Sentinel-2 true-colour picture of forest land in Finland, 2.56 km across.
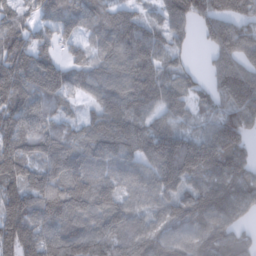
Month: February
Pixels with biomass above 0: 91%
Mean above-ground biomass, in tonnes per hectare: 108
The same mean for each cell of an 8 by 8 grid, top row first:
65 69 89 79 47 99 106 97
107 70 63 104 118 44 59 164
138 146 79 95 124 81 52 152
130 106 36 129 95 73 66 162
122 122 96 109 115 158 124 96
124 127 122 87 98 169 118 118
143 134 121 119 78 88 137 100
175 145 141 121 122 112 126 77
